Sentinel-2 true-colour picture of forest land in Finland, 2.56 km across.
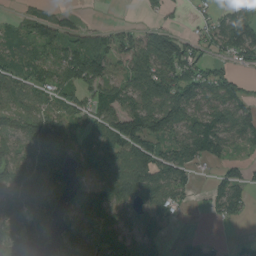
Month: August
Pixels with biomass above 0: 73%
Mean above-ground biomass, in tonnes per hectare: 80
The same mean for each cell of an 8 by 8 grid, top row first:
22 60 19 0 19 15 35 97
66 78 91 94 153 124 53 111
70 64 110 72 130 121 96 45
91 73 56 99 140 114 100 91
71 136 73 115 129 91 127 58
99 149 59 104 118 91 12 59
104 158 104 82 82 48 19 50
134 93 88 76 73 11 15 7
